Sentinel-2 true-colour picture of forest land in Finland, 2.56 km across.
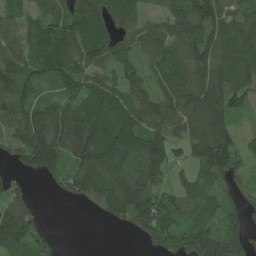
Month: June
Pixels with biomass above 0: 82%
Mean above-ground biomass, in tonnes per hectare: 96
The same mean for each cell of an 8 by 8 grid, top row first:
66 72 120 86 50 107 153 66
96 113 115 110 87 105 128 103
130 72 98 75 64 92 143 95
87 134 123 97 106 106 177 52
73 217 172 168 137 69 153 56
43 83 128 128 134 40 79 59
101 2 17 101 141 113 81 69
108 41 0 0 58 112 138 111
